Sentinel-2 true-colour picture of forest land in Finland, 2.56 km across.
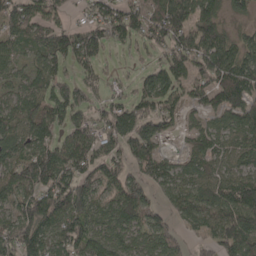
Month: April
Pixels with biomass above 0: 82%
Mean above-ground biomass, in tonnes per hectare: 91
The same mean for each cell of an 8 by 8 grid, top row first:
116 72 25 102 115 159 116 39
55 100 122 54 44 111 143 87
44 75 62 29 57 95 101 147
84 108 57 86 100 58 57 111
88 91 100 85 124 13 74 69
113 143 113 91 90 69 82 72
89 137 128 91 120 67 89 164
127 86 120 94 72 58 66 146
